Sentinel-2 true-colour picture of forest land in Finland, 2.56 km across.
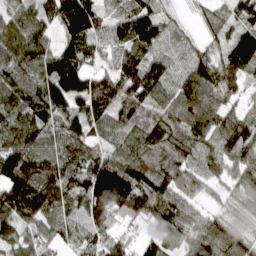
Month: March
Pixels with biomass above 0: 94%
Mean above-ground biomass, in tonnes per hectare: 105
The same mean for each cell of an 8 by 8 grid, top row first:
95 99 163 70 121 26 63 95
114 97 136 94 111 72 63 130
114 149 138 119 171 72 109 72
127 134 128 122 113 92 94 47
136 107 105 88 136 117 97 111
152 132 126 152 129 108 81 91
147 102 115 135 115 106 40 64
89 72 89 105 52 67 114 87
